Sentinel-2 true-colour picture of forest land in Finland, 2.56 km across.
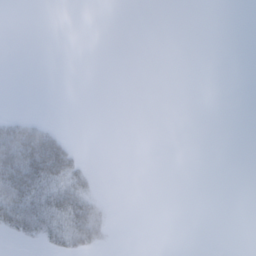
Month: February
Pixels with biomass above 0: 14%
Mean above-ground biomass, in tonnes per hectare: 9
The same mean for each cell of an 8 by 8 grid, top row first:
0 0 0 0 0 0 0 0
0 0 0 0 0 0 0 0
0 0 0 0 0 0 0 0
3 0 0 0 0 0 0 0
84 69 4 0 0 0 0 0
80 59 28 0 0 0 0 0
64 48 55 3 0 0 0 0
9 21 43 6 0 0 0 0
